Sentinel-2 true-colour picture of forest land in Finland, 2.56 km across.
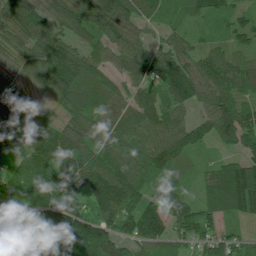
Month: July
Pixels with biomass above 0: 91%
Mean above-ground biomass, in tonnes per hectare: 95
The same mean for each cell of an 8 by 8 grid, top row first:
124 96 108 131 70 50 61 49
80 121 73 78 70 78 57 60
64 104 125 68 103 150 117 116
113 47 96 97 103 100 88 112
54 131 97 92 95 95 52 97
83 105 100 116 90 48 58 148
80 139 91 111 125 98 81 109
168 138 154 101 109 75 83 50
